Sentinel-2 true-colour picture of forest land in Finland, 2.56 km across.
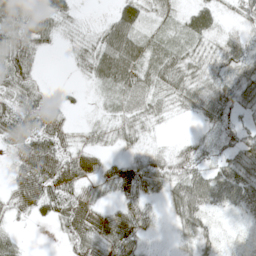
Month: May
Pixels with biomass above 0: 81%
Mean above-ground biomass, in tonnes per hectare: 32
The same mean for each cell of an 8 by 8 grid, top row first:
54 41 9 22 30 21 40 26
54 18 16 56 36 28 23 38
47 4 8 42 40 44 40 41
55 36 6 14 37 17 42 37
40 50 19 16 17 13 22 51
27 52 41 29 50 46 49 63
23 36 46 20 28 40 44 39
19 2 45 46 20 12 29 17
